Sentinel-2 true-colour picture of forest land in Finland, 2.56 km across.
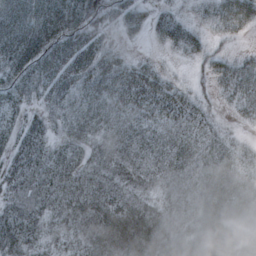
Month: October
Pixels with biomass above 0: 89%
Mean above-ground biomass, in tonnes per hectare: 50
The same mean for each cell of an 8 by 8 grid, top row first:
68 77 63 37 33 33 29 60
73 74 69 22 6 34 25 8
59 66 58 66 59 18 22 54
38 36 55 56 57 63 27 26
45 41 45 47 56 61 44 24
59 63 55 50 47 52 54 53
68 53 57 71 55 51 61 53
83 40 48 69 71 53 54 52
